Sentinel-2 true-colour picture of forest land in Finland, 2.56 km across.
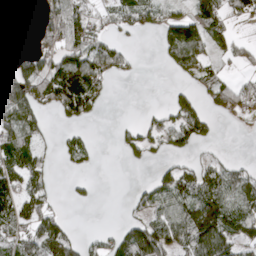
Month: April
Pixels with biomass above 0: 55%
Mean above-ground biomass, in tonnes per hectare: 50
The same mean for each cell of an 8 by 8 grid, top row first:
74 46 53 36 52 52 80 39
23 53 78 53 1 86 54 30
111 110 130 26 1 9 48 25
95 37 76 1 12 55 40 40
82 17 37 7 53 41 21 0
75 43 12 0 5 75 63 49
72 44 5 0 48 78 101 69
61 92 35 43 107 66 116 63
